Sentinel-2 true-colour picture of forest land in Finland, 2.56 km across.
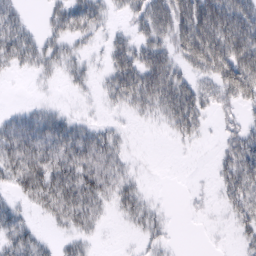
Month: February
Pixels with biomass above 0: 64%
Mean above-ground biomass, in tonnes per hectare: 33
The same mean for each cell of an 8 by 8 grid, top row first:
35 20 47 17 47 67 82 69
53 33 18 34 44 43 79 76
3 10 18 39 63 50 36 85
17 25 7 9 25 62 27 27
54 49 55 35 1 9 3 47
44 54 58 40 6 0 3 63
25 39 57 20 28 1 5 40
44 12 24 0 16 4 1 15
